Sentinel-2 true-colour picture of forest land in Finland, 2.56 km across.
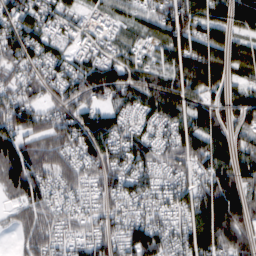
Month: February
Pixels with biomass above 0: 89%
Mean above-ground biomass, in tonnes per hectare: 82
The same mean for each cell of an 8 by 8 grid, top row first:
93 59 34 43 52 113 82 84
103 75 43 44 47 97 103 61
64 76 104 106 72 82 112 35
99 60 89 82 75 82 105 91
84 99 85 86 89 94 110 67
83 82 75 106 78 62 93 94
50 68 47 64 66 84 159 119
30 74 74 89 146 89 140 102
